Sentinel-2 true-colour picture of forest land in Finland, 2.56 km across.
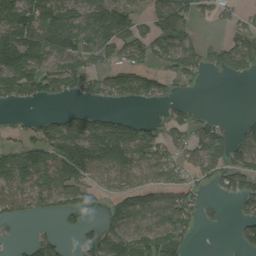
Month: August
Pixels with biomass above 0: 61%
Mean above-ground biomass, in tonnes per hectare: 81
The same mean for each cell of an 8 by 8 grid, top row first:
133 112 106 166 57 168 29 39
203 127 115 114 84 114 62 121
141 123 98 96 94 57 9 21
8 21 50 38 5 42 19 7
57 126 169 189 119 58 125 77
106 122 113 63 59 64 58 114
58 50 70 65 90 126 22 42
14 60 37 130 85 73 0 57
